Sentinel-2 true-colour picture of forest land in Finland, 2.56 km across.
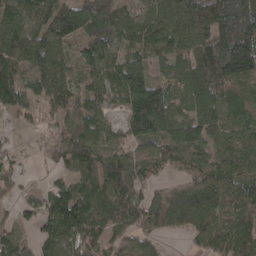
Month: April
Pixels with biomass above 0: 85%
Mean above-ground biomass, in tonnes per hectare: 91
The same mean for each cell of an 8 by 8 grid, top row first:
121 95 152 96 59 99 137 234
116 108 51 66 78 79 113 197
113 103 55 71 134 57 125 125
50 45 70 35 210 86 88 61
15 31 106 51 80 108 79 73
31 21 94 129 59 38 92 84
33 111 144 116 118 124 109 106
82 99 130 66 70 12 83 110
